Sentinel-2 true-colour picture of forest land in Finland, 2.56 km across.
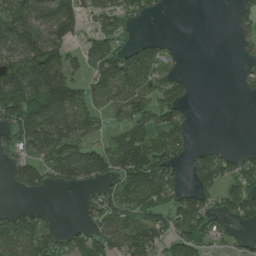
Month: June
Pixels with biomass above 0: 58%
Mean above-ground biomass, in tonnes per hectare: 84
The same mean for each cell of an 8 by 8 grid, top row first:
142 145 121 87 44 0 0 55
134 187 43 112 52 8 0 33
198 230 78 129 99 66 0 19
145 174 99 56 103 96 0 0
75 130 92 70 159 97 20 5
72 97 106 108 181 58 131 85
35 11 26 106 80 102 87 107
90 93 69 86 109 100 87 33
